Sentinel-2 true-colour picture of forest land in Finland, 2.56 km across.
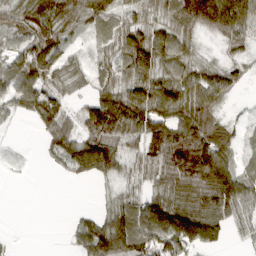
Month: March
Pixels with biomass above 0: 76%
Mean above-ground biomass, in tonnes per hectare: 69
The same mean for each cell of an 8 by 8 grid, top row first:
83 111 71 52 42 83 125 101
56 99 17 46 121 79 13 38
81 76 37 58 92 91 86 35
38 108 67 142 114 95 89 6
3 48 101 94 74 135 130 33
2 3 34 47 47 107 139 73
0 0 11 57 81 108 99 78
5 0 60 146 94 119 106 15
